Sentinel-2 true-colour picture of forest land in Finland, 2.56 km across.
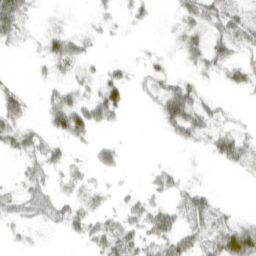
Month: March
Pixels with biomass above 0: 49%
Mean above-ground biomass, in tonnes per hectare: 16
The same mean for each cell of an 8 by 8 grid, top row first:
39 6 1 8 8 8 27 23
8 25 21 1 2 8 25 16
2 10 15 22 11 18 6 14
30 27 45 28 2 45 22 3
22 20 11 11 0 9 13 31
6 16 7 7 3 10 1 4
19 26 13 7 22 24 26 3
6 1 10 31 23 34 22 55
